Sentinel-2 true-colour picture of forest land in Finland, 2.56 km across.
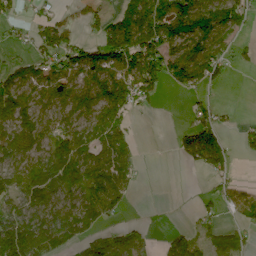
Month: June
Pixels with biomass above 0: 63%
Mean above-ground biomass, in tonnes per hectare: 63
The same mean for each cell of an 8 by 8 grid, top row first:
28 30 26 55 117 125 108 77
17 64 62 124 132 85 79 29
72 94 78 114 102 69 64 1
109 60 87 91 11 1 34 4
100 73 83 82 5 27 116 25
86 116 107 126 8 0 30 9
67 100 96 59 0 0 19 57
128 89 55 70 41 51 41 38
